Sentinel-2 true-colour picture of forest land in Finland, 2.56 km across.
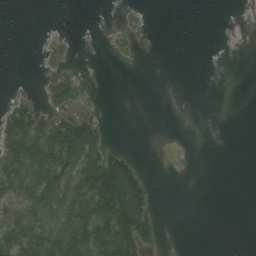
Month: August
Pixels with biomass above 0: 30%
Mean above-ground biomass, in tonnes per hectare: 26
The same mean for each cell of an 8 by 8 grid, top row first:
0 0 0 0 6 0 0 0
0 14 1 7 1 0 0 0
0 18 22 0 0 0 0 0
46 35 22 0 0 0 0 0
66 95 137 14 0 1 0 0
58 73 94 146 32 0 0 0
49 62 75 129 89 0 0 0
72 73 77 100 70 0 0 0
